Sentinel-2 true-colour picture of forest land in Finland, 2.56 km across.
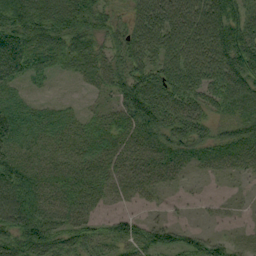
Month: September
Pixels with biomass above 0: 85%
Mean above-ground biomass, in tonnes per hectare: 62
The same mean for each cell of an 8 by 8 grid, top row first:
93 91 89 39 80 102 112 69
91 76 72 49 89 90 108 104
48 19 28 60 83 92 84 90
48 32 18 41 98 83 51 61
66 38 43 56 66 74 63 78
91 51 69 53 59 35 19 26
115 66 70 16 17 6 7 6
76 90 62 54 65 58 59 13
